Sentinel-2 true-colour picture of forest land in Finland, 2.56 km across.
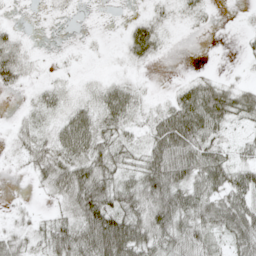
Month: May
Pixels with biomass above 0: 72%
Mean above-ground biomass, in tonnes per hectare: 34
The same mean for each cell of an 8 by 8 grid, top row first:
3 6 3 3 23 23 10 6
35 2 4 8 51 4 1 5
31 16 11 19 11 7 26 13
6 24 34 46 22 60 81 49
22 36 54 39 30 71 46 21
4 47 63 43 55 63 58 46
10 9 69 61 57 68 51 63
32 36 61 102 59 53 33 44
